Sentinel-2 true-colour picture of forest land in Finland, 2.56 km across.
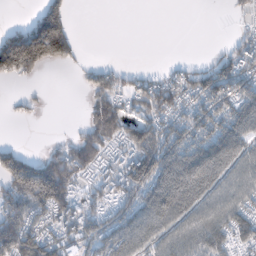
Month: February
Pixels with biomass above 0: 62%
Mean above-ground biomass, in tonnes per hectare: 85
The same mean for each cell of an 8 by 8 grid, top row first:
0 164 0 0 0 0 0 21
214 242 34 0 0 0 5 54
54 3 23 95 57 68 128 117
16 8 8 148 72 87 108 137
19 18 111 77 164 120 161 131
175 187 75 63 155 182 152 86
117 134 73 71 119 145 97 106
152 108 77 115 96 95 123 84
